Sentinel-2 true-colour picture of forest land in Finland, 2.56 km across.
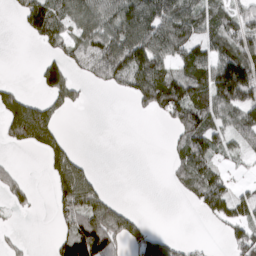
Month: March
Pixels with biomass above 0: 52%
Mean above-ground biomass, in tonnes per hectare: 69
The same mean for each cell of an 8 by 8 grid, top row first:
24 131 79 93 124 121 87 95
0 39 79 112 116 117 83 107
11 79 33 73 121 114 130 189
129 84 6 0 33 125 102 90
60 103 5 0 0 38 73 59
43 45 120 0 0 42 94 12
20 12 149 73 2 0 74 81
16 9 178 141 85 31 5 89
